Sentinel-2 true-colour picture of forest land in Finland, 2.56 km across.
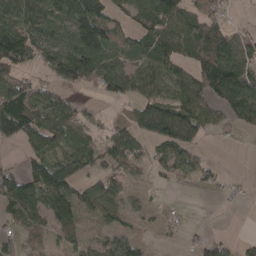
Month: April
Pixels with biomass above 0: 69%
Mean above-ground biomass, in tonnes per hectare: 61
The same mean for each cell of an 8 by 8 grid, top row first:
101 86 124 52 90 94 63 5
122 85 130 65 50 71 94 82
66 32 80 93 72 79 96 129
115 86 35 8 65 90 69 82
36 77 56 74 48 85 12 8
48 157 61 50 18 51 29 5
71 101 84 61 23 6 0 4
33 27 42 40 22 14 30 16
